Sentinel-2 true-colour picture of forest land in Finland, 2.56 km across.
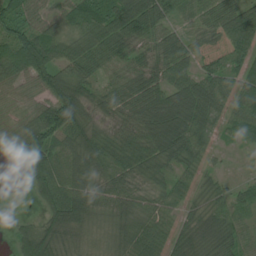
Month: July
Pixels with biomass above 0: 87%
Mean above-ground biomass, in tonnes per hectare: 59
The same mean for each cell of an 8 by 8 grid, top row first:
62 33 57 74 86 37 54 99
92 96 72 74 48 54 65 93
73 74 80 39 72 66 74 62
25 85 65 52 80 113 89 72
28 66 61 52 61 94 47 28
0 78 66 57 43 43 25 9
0 59 69 53 49 36 44 45
37 78 33 40 71 51 60 48
